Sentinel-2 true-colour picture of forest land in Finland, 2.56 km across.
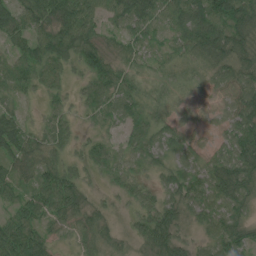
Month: July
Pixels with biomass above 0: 89%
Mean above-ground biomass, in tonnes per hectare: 49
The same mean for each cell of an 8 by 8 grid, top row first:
58 67 95 44 63 64 108 94
39 87 87 32 36 33 79 65
72 57 25 69 30 27 33 68
33 21 19 43 42 22 15 68
74 48 22 22 53 38 26 74
52 63 36 17 23 52 58 66
40 60 45 14 44 44 56 42
85 35 23 27 39 42 41 52
